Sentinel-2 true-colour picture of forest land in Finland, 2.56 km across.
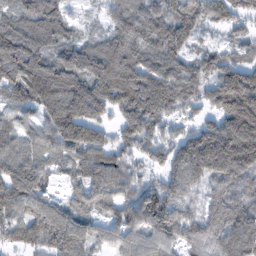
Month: February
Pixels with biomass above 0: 90%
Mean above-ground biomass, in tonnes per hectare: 116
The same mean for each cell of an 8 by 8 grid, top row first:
92 125 24 84 132 118 76 73
118 98 113 135 143 127 50 57
102 141 167 201 171 151 107 166
60 114 171 101 199 84 61 239
79 98 148 81 98 102 198 256
141 61 80 135 39 104 143 184
103 111 76 86 134 108 85 117
78 101 143 76 111 99 104 163
